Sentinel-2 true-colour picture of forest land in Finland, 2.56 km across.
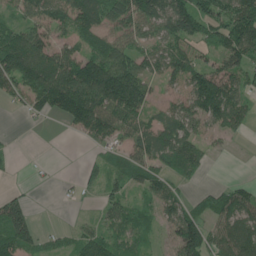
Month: June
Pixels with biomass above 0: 71%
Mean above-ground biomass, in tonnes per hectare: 72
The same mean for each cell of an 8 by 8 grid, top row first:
37 81 99 80 114 135 99 137
112 84 50 73 64 71 50 139
97 139 154 193 92 59 122 86
18 56 144 124 75 69 131 81
7 0 9 59 86 102 37 5
6 7 29 44 70 51 10 7
93 0 5 55 35 75 47 114
117 19 55 61 37 87 104 130
